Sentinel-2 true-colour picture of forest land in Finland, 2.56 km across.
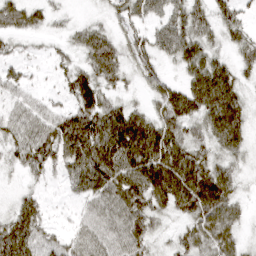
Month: March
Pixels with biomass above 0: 85%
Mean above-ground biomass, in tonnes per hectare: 51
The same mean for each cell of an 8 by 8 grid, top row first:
49 29 10 36 53 54 47 43
21 14 38 55 55 67 50 36
33 8 55 41 38 24 95 38
46 42 67 58 35 75 68 57
51 68 96 95 86 63 45 49
14 27 68 83 87 88 75 28
26 19 29 67 64 48 82 31
84 43 54 60 50 28 59 33
